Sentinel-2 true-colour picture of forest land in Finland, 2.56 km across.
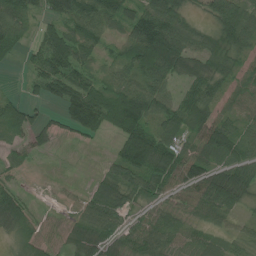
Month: July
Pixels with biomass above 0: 78%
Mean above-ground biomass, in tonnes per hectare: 59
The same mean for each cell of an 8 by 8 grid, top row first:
60 45 82 64 87 91 44 85
25 69 70 25 129 134 73 58
1 74 66 44 76 57 82 47
62 17 117 94 87 70 73 50
27 20 11 24 116 63 101 76
18 1 2 59 73 78 85 81
76 7 42 81 35 46 81 33
36 29 60 56 77 48 50 28
